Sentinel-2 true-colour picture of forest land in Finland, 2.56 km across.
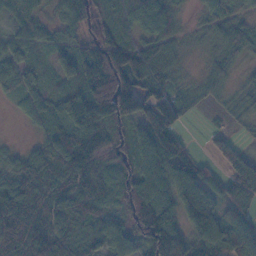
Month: November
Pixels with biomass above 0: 89%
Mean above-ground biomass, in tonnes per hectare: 80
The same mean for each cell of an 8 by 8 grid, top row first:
41 30 77 89 83 58 38 59
50 33 81 161 91 40 23 69
67 34 100 190 121 33 46 23
17 81 143 150 95 114 11 32
12 65 107 84 98 75 20 35
72 77 86 55 110 87 57 126
88 77 71 56 181 115 107 95
67 89 63 99 139 180 132 104
